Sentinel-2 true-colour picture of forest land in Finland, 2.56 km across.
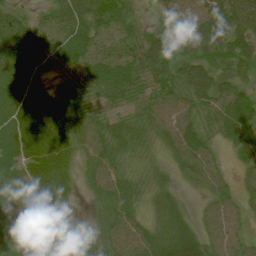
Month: July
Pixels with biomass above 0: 90%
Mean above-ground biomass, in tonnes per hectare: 50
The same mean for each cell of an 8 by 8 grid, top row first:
46 28 52 60 15 44 78 78
75 58 63 40 68 30 66 57
64 34 39 72 57 56 70 37
64 76 44 36 44 60 50 78
73 74 36 53 28 57 42 57
57 68 21 54 21 22 50 22
31 68 8 47 24 43 29 35
47 72 50 48 58 90 45 40
